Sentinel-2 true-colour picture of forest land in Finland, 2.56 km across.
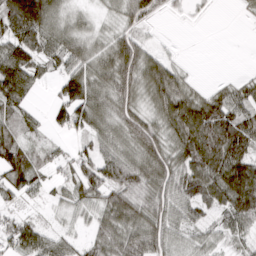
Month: March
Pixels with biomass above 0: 81%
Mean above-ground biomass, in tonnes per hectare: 71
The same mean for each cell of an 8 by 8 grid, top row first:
137 110 36 26 66 8 5 7
102 71 82 90 72 4 0 0
120 26 98 108 101 92 7 29
64 28 88 78 68 118 125 68
97 34 26 65 108 87 178 118
103 35 87 109 100 89 115 181
27 17 43 91 91 68 41 117
65 54 26 81 124 43 34 30
